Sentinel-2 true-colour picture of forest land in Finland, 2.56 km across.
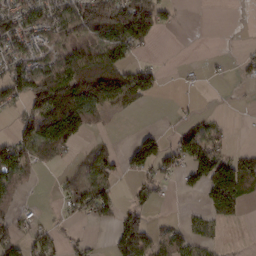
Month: February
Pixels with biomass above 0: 51%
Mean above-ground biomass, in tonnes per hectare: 53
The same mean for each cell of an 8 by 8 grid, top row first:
78 92 99 157 138 21 0 0
59 38 88 115 33 0 0 4
91 103 116 102 83 2 5 12
26 115 134 41 8 5 7 2
68 103 29 16 70 53 76 7
81 2 34 50 52 32 116 152
38 3 62 66 47 4 49 50
62 45 20 56 111 61 33 2
